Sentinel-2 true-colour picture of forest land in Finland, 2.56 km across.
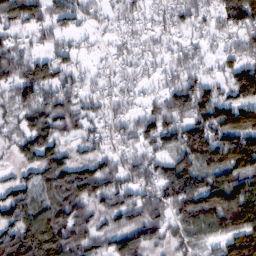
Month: February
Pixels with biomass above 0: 85%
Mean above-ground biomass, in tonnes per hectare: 83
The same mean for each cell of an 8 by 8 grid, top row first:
90 77 49 40 52 61 59 115
77 51 33 34 43 41 34 80
96 101 49 38 44 74 64 116
60 102 65 50 62 115 132 112
49 111 50 51 71 92 149 127
44 108 114 80 71 143 91 98
108 94 88 73 107 112 133 145
126 152 87 79 87 56 56 141
